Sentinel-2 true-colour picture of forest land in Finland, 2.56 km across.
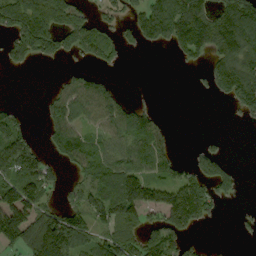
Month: September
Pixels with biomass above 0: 56%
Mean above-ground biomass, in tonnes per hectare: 87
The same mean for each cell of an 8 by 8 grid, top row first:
164 196 90 55 116 173 142 180
111 112 96 72 38 63 122 137
0 6 72 32 0 0 47 167
48 72 80 91 71 0 0 64
149 53 112 78 110 27 19 0
138 90 56 113 100 76 119 33
148 74 103 151 151 218 85 10
95 211 107 125 115 95 9 8
